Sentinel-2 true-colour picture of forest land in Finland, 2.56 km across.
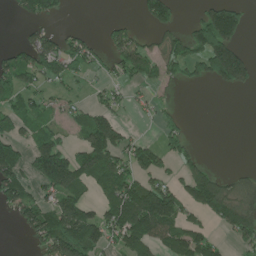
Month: June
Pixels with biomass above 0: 49%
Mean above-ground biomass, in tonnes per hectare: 77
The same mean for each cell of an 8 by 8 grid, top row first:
31 77 0 7 58 53 113 88
41 101 74 70 66 89 177 74
97 58 28 35 71 45 92 124
75 53 47 69 18 19 0 0
82 92 76 157 58 65 0 0
102 164 130 144 76 43 98 32
85 97 121 118 208 100 117 112
3 130 160 66 128 110 72 53
